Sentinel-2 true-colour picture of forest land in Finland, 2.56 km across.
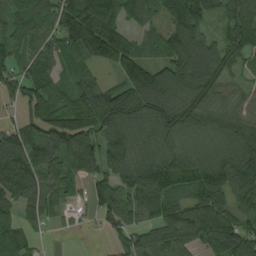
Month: August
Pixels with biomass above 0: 87%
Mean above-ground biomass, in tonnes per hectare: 96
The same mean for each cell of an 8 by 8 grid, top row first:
69 95 191 130 79 132 78 116
52 87 127 171 54 128 107 96
79 90 59 44 148 135 142 56
31 106 113 165 107 109 95 104
103 101 112 90 74 78 68 121
146 87 58 87 109 94 110 127
81 73 27 107 101 100 139 74
91 8 3 46 91 103 106 127
